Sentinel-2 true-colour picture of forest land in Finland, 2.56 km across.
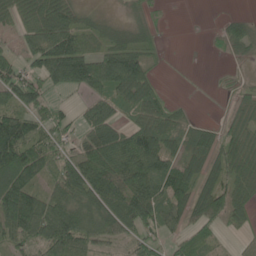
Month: June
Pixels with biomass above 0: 74%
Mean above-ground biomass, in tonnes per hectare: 57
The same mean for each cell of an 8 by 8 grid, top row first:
58 96 43 14 18 0 0 13
30 102 85 64 39 1 2 24
82 70 123 103 77 0 1 11
75 53 25 52 57 28 0 34
138 68 43 84 102 42 48 58
123 57 93 91 92 75 51 66
131 88 73 71 93 62 80 41
55 97 96 46 58 31 32 11
